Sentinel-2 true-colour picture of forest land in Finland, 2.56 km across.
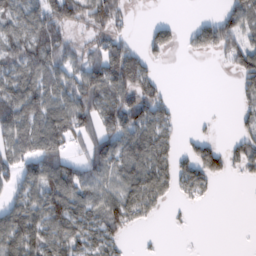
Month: February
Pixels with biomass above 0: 60%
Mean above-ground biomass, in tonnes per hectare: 51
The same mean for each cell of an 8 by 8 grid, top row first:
70 82 75 74 0 2 18 70
60 84 34 51 38 27 59 67
72 69 67 94 61 0 0 34
100 90 92 82 99 20 1 23
72 98 41 72 77 29 37 32
49 96 68 59 85 57 58 13
60 86 67 77 57 7 2 0
83 73 67 48 2 0 0 0
